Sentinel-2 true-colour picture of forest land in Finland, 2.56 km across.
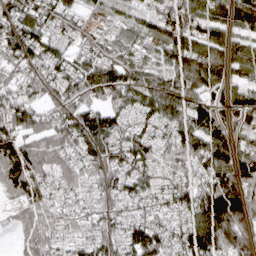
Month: April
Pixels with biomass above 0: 89%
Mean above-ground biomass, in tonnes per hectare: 82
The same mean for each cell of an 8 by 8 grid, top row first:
93 59 34 43 52 113 82 84
103 75 43 44 47 97 103 61
64 76 104 106 72 82 112 35
99 60 89 82 75 82 105 91
84 99 85 86 89 94 110 67
83 82 75 106 78 62 93 94
50 68 47 64 66 84 159 119
30 74 74 89 146 89 140 102
